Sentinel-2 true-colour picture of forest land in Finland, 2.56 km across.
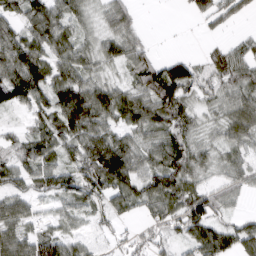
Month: March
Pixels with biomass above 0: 82%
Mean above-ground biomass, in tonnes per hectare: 61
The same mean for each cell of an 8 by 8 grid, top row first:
51 80 46 59 7 2 55 33
99 75 54 59 45 2 16 39
109 93 74 36 76 122 47 68
26 75 131 79 80 82 34 68
37 55 84 94 57 84 42 52
64 75 86 113 75 84 33 45
61 20 44 65 48 66 102 18
64 73 35 23 38 45 98 89
